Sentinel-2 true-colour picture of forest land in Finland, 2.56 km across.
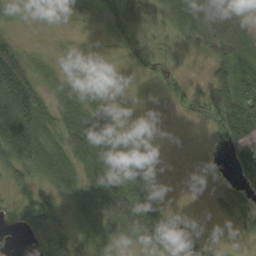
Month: September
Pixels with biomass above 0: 70%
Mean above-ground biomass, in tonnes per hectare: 41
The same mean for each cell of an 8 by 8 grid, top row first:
12 7 19 49 65 78 84 31
44 5 9 16 32 20 47 46
125 28 16 1 10 4 34 70
123 53 68 20 1 5 21 74
98 79 103 66 1 0 0 52
43 64 73 124 30 0 0 59
28 63 32 95 97 7 10 44
5 54 32 28 59 51 19 9
